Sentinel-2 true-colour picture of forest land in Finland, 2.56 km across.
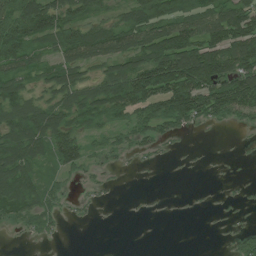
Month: July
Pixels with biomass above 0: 64%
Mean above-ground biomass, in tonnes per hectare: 68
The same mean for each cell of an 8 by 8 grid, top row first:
112 127 78 53 112 115 116 122
113 55 125 100 114 154 126 133
81 61 83 102 149 175 145 132
95 108 98 98 94 131 104 89
122 105 85 34 47 15 2 4
124 41 27 12 3 1 3 2
107 58 17 3 3 1 4 7
4 18 0 0 0 0 0 31
